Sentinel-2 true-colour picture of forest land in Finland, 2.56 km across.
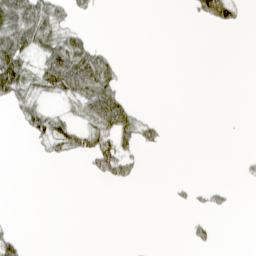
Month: April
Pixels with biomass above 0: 23%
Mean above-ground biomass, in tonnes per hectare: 19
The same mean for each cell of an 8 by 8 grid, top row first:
79 63 14 0 0 0 53 16
77 55 54 11 0 0 0 0
87 70 94 47 0 0 0 0
17 33 33 96 7 0 0 0
0 32 36 80 28 0 0 0
0 0 2 52 7 0 0 6
0 0 0 0 0 5 16 1
26 0 0 0 0 0 18 0
